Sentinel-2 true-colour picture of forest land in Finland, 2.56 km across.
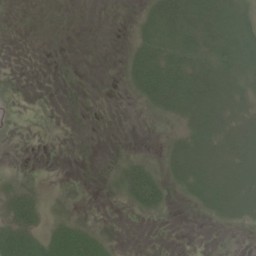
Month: July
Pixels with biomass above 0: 43%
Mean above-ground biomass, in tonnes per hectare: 18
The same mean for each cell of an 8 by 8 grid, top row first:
0 0 0 0 19 74 67 38
0 0 0 0 35 43 42 48
0 0 0 0 52 56 56 36
0 0 0 0 7 28 45 30
0 0 0 0 1 18 35 42
4 0 0 9 39 23 40 42
30 7 0 0 24 2 24 31
37 20 35 5 0 0 0 0
